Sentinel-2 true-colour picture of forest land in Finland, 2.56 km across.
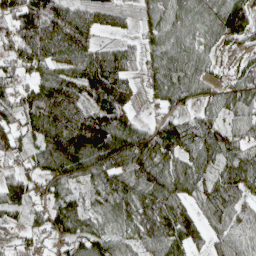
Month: April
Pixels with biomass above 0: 85%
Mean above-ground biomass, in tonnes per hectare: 70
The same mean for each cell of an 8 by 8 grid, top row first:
100 121 66 49 31 59 77 90
65 85 88 51 42 80 41 31
51 82 94 107 33 86 44 58
73 115 93 101 12 41 43 55
70 91 127 129 107 106 84 61
59 69 60 72 67 86 64 80
24 62 58 42 81 97 63 57
21 33 73 72 69 103 53 56
